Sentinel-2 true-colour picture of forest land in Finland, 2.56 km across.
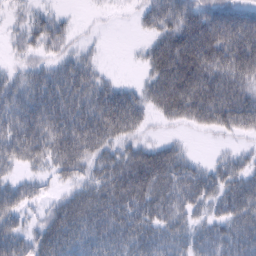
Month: February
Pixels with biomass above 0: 81%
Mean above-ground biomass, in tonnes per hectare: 60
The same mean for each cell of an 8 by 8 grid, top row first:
16 29 3 4 31 70 67 74
22 37 20 0 20 90 100 113
39 62 79 25 28 111 86 79
69 89 89 118 59 65 84 99
85 84 103 61 38 26 3 15
27 28 48 75 99 79 49 55
62 28 77 91 86 62 39 80
63 66 79 86 71 49 58 76
